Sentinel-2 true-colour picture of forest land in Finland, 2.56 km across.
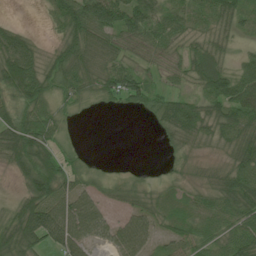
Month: July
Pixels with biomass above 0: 79%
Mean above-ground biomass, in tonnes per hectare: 52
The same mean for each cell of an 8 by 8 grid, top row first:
3 29 84 92 81 62 65 66
93 19 75 54 42 38 71 22
91 56 58 64 49 30 94 64
56 41 12 5 25 84 68 88
101 68 8 0 0 34 30 71
33 101 36 11 7 16 28 81
48 89 69 21 37 36 52 80
79 62 64 45 46 43 56 74
